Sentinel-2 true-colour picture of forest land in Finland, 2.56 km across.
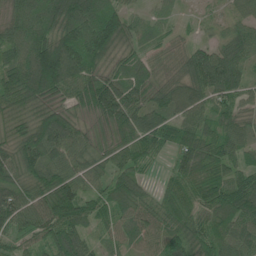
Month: June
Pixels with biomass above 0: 93%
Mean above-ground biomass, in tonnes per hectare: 72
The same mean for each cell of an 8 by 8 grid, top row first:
71 106 131 104 33 20 13 48
81 126 145 102 40 31 58 74
96 143 114 80 72 60 108 66
58 74 51 112 83 71 58 55
62 102 68 47 63 61 73 63
69 81 67 67 28 46 65 65
96 91 98 62 55 57 65 98
36 66 83 35 54 78 60 81
